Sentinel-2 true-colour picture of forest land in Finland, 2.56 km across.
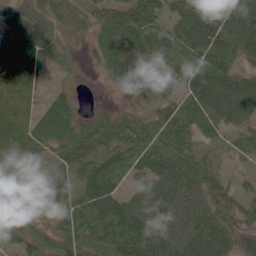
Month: June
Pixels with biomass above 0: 87%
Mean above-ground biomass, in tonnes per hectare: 54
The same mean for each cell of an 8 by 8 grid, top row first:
43 36 29 69 78 55 88 82
79 37 15 69 70 56 83 67
76 17 9 26 68 60 78 53
42 59 29 27 20 60 72 64
67 62 82 67 82 90 22 23
19 23 58 61 41 63 54 18
17 28 80 74 66 62 57 33
37 32 60 71 95 73 73 45
